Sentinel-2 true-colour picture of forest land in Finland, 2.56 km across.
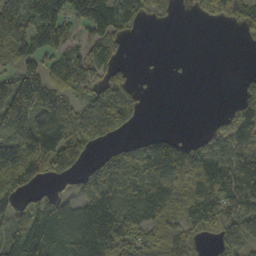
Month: October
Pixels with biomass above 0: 67%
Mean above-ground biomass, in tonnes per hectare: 88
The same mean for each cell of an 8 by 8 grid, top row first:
127 151 109 117 60 17 53 70
43 120 70 111 0 0 0 2
90 125 89 112 5 2 0 18
138 156 72 142 27 0 3 59
174 191 121 41 74 90 80 87
130 81 63 144 142 133 137 110
76 76 96 179 153 90 186 84
91 93 124 178 98 104 49 72
